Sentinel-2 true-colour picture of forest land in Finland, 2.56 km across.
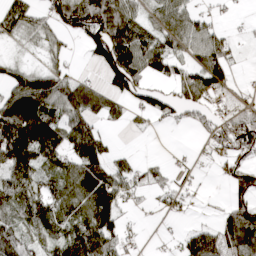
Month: April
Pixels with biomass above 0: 66%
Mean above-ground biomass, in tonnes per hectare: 68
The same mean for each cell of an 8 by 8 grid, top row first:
78 43 118 117 48 81 29 6
17 48 22 156 103 55 112 19
66 80 44 81 71 76 90 5
132 103 96 44 48 49 51 54
173 136 130 22 1 2 27 108
92 61 98 93 35 20 2 109
96 80 66 98 12 18 2 88
126 60 127 97 6 17 106 103
